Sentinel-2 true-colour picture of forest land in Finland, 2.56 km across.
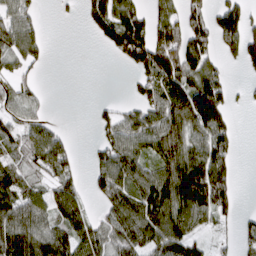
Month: March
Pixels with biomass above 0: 63%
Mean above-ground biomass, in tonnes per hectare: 71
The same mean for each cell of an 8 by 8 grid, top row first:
67 2 18 111 63 67 82 89
78 20 0 56 147 133 82 111
55 2 0 0 63 123 121 9
39 11 0 27 65 116 174 7
49 92 6 73 65 114 110 24
67 59 34 107 77 135 171 25
87 72 63 78 113 118 115 26
133 108 94 81 94 108 30 47
